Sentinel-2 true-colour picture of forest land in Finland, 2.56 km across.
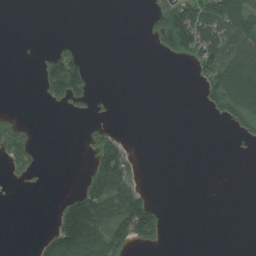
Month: August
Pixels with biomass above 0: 26%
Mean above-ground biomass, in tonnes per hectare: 27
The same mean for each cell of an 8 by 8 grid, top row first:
0 0 0 0 4 101 119 102
0 4 5 0 0 76 85 87
0 54 56 0 0 0 49 117
2 1 3 1 0 0 12 60
33 0 2 56 0 0 0 4
8 0 7 109 6 0 0 0
0 0 104 91 84 0 0 0
0 39 129 64 35 0 0 0
